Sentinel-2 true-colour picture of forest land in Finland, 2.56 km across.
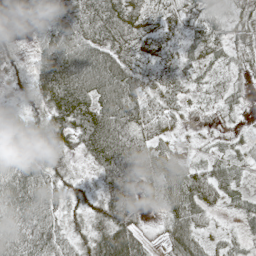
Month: May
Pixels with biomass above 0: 91%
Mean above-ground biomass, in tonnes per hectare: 49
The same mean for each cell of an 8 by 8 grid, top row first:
22 28 70 84 52 38 34 34
17 54 78 73 39 32 50 36
24 86 99 95 42 36 28 17
31 52 59 62 57 30 13 17
53 38 41 80 65 25 13 16
91 58 20 74 44 49 52 28
81 65 42 81 19 46 33 26
70 81 45 126 48 57 42 29
